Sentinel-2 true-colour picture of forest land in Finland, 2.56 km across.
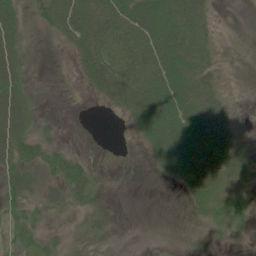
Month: June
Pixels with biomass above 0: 62%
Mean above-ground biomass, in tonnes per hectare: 32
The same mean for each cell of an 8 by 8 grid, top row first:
35 46 80 72 74 71 28 2
35 0 49 57 64 72 36 1
43 3 15 80 64 62 33 0
54 3 0 13 68 68 66 5
52 27 0 0 23 77 67 19
20 23 41 1 1 30 69 29
23 23 29 10 0 0 37 34
23 17 19 8 1 4 9 7
